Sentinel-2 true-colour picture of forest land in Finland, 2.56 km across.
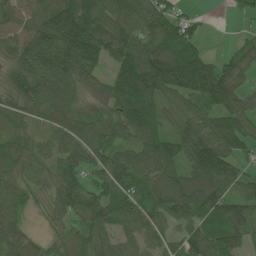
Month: June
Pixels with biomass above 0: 91%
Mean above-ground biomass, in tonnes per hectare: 97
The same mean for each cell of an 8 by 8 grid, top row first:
75 111 159 96 97 75 12 20
86 159 176 98 115 192 30 49
89 126 114 91 184 155 149 105
72 87 83 87 145 81 88 118
68 52 120 95 118 97 145 96
64 61 91 119 89 111 141 80
71 63 98 102 90 117 109 87
81 46 90 68 66 66 114 75
